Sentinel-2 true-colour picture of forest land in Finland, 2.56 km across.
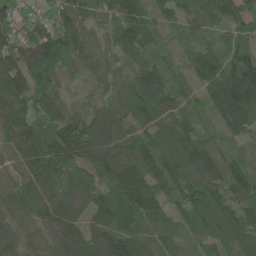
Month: June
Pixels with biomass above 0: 97%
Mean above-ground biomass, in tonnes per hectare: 90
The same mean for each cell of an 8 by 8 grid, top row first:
62 50 81 92 70 54 88 97
88 158 73 70 88 40 48 89
104 115 29 76 110 45 64 147
99 103 54 89 121 72 40 131
92 143 117 85 88 99 63 43
51 142 132 124 95 102 98 101
68 102 75 174 145 78 133 98
43 33 110 113 93 79 86 100
